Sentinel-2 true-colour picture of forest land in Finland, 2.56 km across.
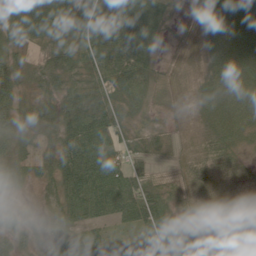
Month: June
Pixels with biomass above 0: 95%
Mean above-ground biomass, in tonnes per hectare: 49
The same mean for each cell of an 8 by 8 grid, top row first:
87 57 63 55 51 12 40 67
58 47 61 71 63 14 42 58
52 53 48 68 51 28 37 62
50 47 85 63 23 21 38 57
41 29 109 65 37 23 45 33
26 34 129 90 41 21 51 33
13 21 84 94 98 31 29 17
27 23 41 34 52 70 32 29
